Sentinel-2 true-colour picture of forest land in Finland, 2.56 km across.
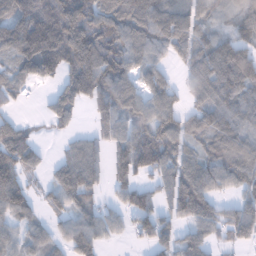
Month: January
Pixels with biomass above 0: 77%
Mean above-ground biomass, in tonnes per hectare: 87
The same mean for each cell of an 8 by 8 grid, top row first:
152 190 181 114 133 123 60 83
118 197 179 133 85 80 87 91
73 62 162 125 69 35 109 132
20 53 37 98 78 89 96 94
110 4 51 65 138 96 66 104
100 28 93 58 53 90 99 105
92 39 45 36 83 72 79 68
64 57 92 25 41 68 58 52
